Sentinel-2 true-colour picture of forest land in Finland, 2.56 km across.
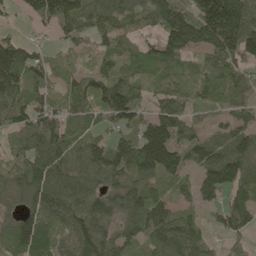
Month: May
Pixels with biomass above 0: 87%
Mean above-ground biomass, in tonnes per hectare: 86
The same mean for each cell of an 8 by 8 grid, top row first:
20 96 117 90 58 148 222 171
82 23 51 49 44 109 99 155
93 54 65 88 49 53 86 82
97 91 74 112 56 74 31 56
45 123 86 78 125 103 93 106
71 129 100 95 85 66 88 102
50 99 105 92 109 56 38 97
85 69 114 102 65 122 43 42
